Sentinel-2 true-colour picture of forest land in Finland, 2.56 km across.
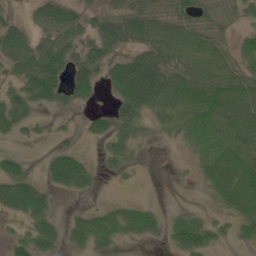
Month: May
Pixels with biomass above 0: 67%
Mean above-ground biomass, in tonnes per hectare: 44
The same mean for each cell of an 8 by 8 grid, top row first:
15 49 35 45 65 49 42 36
59 54 46 51 52 72 62 35
33 89 63 55 114 79 78 68
66 18 12 42 55 54 85 85
13 10 11 26 7 12 43 77
70 41 63 7 2 3 52 98
54 37 12 28 28 10 10 68
25 36 29 37 22 44 46 28
